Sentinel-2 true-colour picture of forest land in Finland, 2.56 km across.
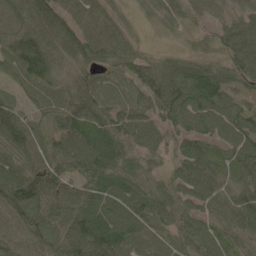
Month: May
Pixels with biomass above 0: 96%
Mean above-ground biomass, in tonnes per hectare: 71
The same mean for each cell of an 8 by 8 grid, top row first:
75 106 76 49 19 35 35 49
85 84 97 79 27 15 36 89
45 71 57 48 72 101 117 63
52 59 77 66 72 89 124 87
79 59 100 84 69 47 56 97
95 82 60 71 59 66 91 63
100 80 71 80 78 76 66 86
66 81 114 89 46 48 64 54
